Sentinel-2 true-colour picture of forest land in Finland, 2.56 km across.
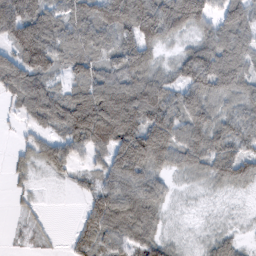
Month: February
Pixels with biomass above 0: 82%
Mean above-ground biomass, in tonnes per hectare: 73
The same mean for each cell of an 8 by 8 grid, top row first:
127 88 93 124 135 117 71 92
92 123 88 75 98 28 88 89
91 75 80 78 104 69 110 80
25 96 132 162 136 86 77 65
14 58 87 131 175 97 85 75
18 19 26 86 93 38 55 72
13 4 12 104 107 15 12 11
6 8 44 77 81 26 36 22
